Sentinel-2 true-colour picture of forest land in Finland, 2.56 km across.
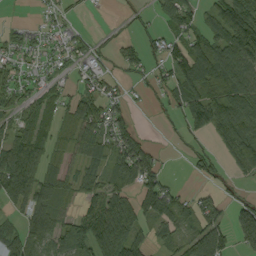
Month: September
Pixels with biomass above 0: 67%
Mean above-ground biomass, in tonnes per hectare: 66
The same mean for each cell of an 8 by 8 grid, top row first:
1 21 10 3 18 73 43 132
46 36 33 22 41 47 94 127
50 37 33 29 19 71 117 119
65 89 60 63 4 35 112 115
125 73 66 75 51 9 18 110
140 75 76 69 92 8 34 30
46 135 39 113 101 87 60 67
64 99 74 143 65 57 170 74
